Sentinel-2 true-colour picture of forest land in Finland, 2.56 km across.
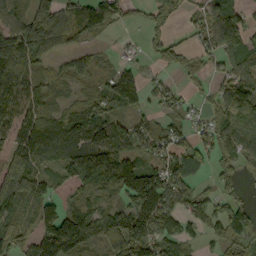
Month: September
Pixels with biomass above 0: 76%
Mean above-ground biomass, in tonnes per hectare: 92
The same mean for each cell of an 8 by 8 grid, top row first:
97 150 136 86 33 69 76 68
131 123 53 10 31 51 67 89
142 60 60 91 65 21 33 106
142 79 121 86 56 53 58 116
107 122 150 160 72 74 84 120
132 73 125 164 139 127 29 40
67 88 92 61 128 125 79 67
68 150 158 135 177 91 41 76
